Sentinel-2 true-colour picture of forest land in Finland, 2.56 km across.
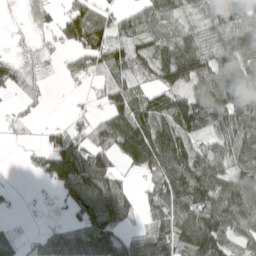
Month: April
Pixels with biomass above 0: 72%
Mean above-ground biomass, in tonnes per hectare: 73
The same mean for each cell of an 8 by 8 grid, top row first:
3 38 84 42 65 54 68 75
9 25 82 96 61 96 77 103
65 20 36 35 41 93 97 125
24 8 16 81 94 112 132 103
7 45 61 120 162 111 64 103
1 60 134 69 43 131 129 81
10 13 102 117 38 107 138 117
35 63 100 93 69 100 127 59
